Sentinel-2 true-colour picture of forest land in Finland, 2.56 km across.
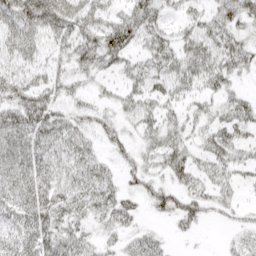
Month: April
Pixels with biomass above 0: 73%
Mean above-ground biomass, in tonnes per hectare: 34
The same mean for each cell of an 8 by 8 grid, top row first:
57 65 56 38 57 18 30 48
43 28 48 62 29 39 42 42
35 28 21 17 41 47 38 16
53 46 23 20 33 20 20 42
50 46 38 23 24 35 30 34
47 50 41 26 30 33 26 20
43 47 29 49 15 31 22 14
45 48 33 16 30 6 1 14
